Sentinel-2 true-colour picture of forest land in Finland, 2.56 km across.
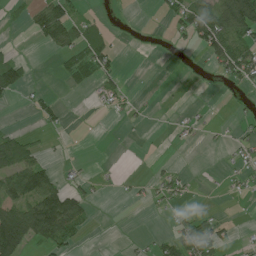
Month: June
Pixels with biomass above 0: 31%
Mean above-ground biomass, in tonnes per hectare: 28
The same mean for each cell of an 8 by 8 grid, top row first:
11 85 29 4 0 38 82 130
5 25 48 31 2 9 58 78
68 1 23 35 0 1 3 48
2 25 0 11 3 2 3 9
75 7 0 0 1 3 3 13
80 57 11 4 4 22 1 14
70 119 63 0 4 16 7 0
120 64 21 0 7 53 69 7
